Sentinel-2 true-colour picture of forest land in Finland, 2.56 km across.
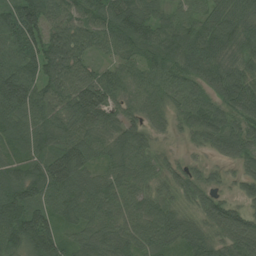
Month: July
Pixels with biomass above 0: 96%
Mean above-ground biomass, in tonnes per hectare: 79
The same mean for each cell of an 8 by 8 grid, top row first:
101 102 84 101 84 55 62 87
86 94 81 66 77 79 92 88
129 92 80 71 65 72 79 99
105 94 111 60 61 50 78 82
73 82 94 72 68 13 51 69
78 126 92 62 68 55 36 43
110 74 92 80 74 52 75 51
101 114 66 101 81 68 63 95
